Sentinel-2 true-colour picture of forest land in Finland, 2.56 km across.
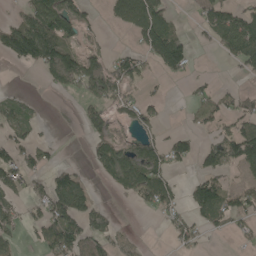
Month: May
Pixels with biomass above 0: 47%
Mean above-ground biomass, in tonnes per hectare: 59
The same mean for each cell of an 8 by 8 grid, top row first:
31 136 76 38 117 26 72 77
108 144 63 20 63 126 21 112
0 39 122 106 50 17 20 16
47 1 22 48 50 1 64 80
59 25 1 85 62 63 53 141
69 59 39 73 129 31 85 29
49 83 89 9 32 55 107 76
33 76 77 58 4 47 14 21
